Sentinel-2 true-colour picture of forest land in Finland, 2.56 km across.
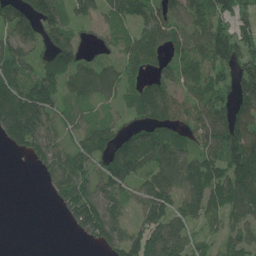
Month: June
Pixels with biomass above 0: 78%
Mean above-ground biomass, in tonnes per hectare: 97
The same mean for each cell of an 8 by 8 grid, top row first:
129 146 64 67 92 97 134 82
108 111 90 43 118 75 126 140
131 134 100 81 72 79 96 115
207 112 48 35 90 96 116 98
92 108 75 114 129 101 110 153
0 69 112 129 89 114 143 153
0 7 179 100 111 96 109 120
0 0 22 111 145 130 50 89
